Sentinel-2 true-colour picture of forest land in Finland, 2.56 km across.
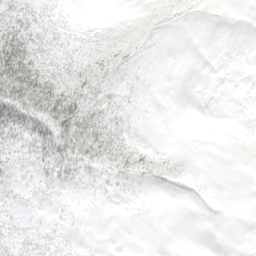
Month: April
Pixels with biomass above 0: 56%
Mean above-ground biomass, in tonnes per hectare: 14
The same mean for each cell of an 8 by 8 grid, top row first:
27 13 7 9 17 11 3 0
47 22 22 27 11 0 0 0
59 39 31 17 5 0 0 0
49 45 38 18 3 0 0 0
28 39 35 28 12 3 0 0
27 27 19 15 17 16 4 0
12 14 5 3 2 0 2 0
23 15 5 0 1 0 0 0
